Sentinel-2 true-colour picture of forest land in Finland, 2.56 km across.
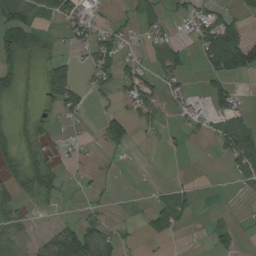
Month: August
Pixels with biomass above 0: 41%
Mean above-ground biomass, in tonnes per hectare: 36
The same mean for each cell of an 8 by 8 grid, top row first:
74 33 62 12 38 23 48 30
74 24 24 44 24 47 94 140
39 51 24 36 55 49 52 35
14 15 32 27 53 30 41 40
35 19 14 55 6 9 8 111
38 46 9 8 1 2 0 48
32 9 8 8 10 72 4 4
53 46 144 52 15 7 21 26
